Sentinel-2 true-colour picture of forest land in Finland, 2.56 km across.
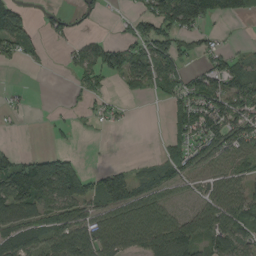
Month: August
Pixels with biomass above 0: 57%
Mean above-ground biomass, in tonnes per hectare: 58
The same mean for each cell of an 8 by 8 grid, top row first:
91 28 30 4 73 167 80 53
66 13 33 66 78 76 47 9
0 0 37 29 73 70 77 84
13 4 15 19 0 54 117 93
4 4 2 1 0 46 88 73
116 145 84 59 32 60 40 42
108 77 72 67 81 31 66 83
77 71 104 87 87 138 64 75
